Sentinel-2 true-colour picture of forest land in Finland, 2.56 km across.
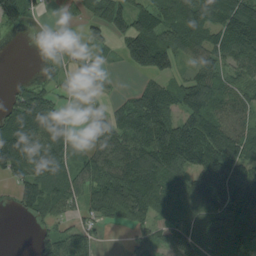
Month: August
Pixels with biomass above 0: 75%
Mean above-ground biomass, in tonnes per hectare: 83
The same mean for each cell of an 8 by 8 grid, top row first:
53 10 34 107 80 150 109 142
0 26 33 38 189 103 107 112
12 42 34 16 37 54 97 60
101 97 13 49 136 93 108 100
162 99 45 94 127 188 171 124
75 95 71 122 154 80 132 114
38 75 48 107 122 89 105 128
0 49 61 2 57 71 90 91
